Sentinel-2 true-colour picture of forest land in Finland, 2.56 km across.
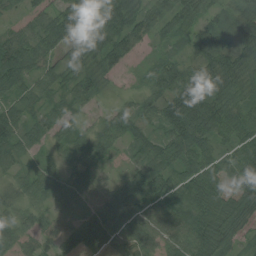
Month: August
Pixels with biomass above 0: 91%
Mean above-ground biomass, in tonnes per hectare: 64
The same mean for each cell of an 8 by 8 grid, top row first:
19 53 79 87 61 79 44 90
88 54 57 88 28 35 86 79
78 58 55 25 28 101 126 75
74 44 34 52 51 125 118 67
63 35 63 63 55 79 61 68
32 52 42 13 81 82 93 79
39 43 45 79 71 91 84 72
66 30 60 42 62 65 101 41
